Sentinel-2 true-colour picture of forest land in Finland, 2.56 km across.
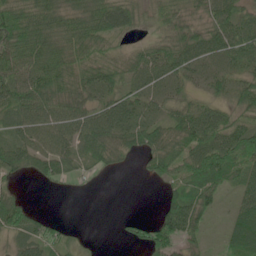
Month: June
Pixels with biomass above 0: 79%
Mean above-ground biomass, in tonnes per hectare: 50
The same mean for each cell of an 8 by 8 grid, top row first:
81 65 58 77 29 48 48 61
76 65 62 34 32 60 67 77
76 82 61 59 58 48 42 49
62 68 60 69 42 46 49 54
58 64 54 69 63 73 75 73
33 36 17 10 16 49 74 44
54 3 0 0 0 89 48 38
45 50 14 2 50 68 15 49
